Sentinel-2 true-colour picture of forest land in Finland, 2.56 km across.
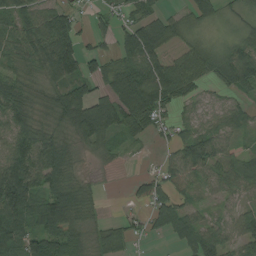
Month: August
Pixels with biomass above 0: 80%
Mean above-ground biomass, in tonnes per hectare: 63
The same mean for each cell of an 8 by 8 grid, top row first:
69 69 30 42 53 34 50 36
58 100 68 38 131 38 48 66
59 62 90 63 134 93 44 87
87 48 95 90 103 38 48 42
77 77 41 40 14 53 72 28
149 84 34 3 32 70 55 83
130 85 63 2 42 76 21 46
96 90 55 57 25 45 87 75
